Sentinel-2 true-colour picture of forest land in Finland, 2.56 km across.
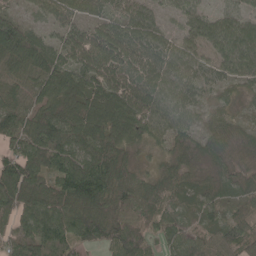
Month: May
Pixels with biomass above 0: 95%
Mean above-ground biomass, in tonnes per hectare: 76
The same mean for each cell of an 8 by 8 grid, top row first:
50 48 56 67 72 33 53 51
141 79 90 110 92 66 70 106
64 92 82 89 89 72 52 52
80 77 105 123 102 69 37 27
65 133 101 118 59 44 42 34
142 88 133 107 43 77 42 45
96 97 112 90 64 51 57 37
68 81 70 96 66 64 53 75
